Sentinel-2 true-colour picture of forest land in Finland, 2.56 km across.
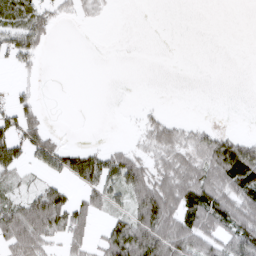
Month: March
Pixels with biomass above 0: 43%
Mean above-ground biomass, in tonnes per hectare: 32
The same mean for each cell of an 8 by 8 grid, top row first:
49 34 18 4 0 0 0 0
59 14 0 0 0 0 0 0
9 0 0 0 0 0 0 0
44 8 0 0 9 1 0 0
61 30 8 8 20 60 59 59
25 7 66 58 65 70 70 92
46 93 40 30 75 70 89 86
66 48 35 53 92 87 64 86
